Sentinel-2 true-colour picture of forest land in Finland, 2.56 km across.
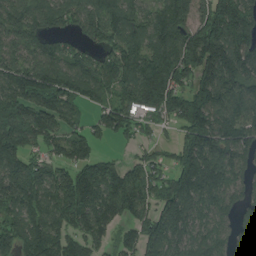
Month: August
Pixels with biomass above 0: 87%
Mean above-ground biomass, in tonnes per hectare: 134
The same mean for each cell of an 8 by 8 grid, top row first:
125 131 133 151 97 176 147 169
93 97 81 119 144 190 224 158
167 190 160 135 191 150 152 145
187 173 68 110 106 121 190 119
188 115 111 37 56 81 173 150
184 142 143 141 112 139 179 82
114 144 185 135 85 166 105 80
136 156 101 60 129 123 112 88
